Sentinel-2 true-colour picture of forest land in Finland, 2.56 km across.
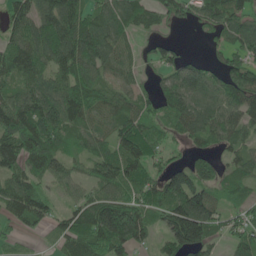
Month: June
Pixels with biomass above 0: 83%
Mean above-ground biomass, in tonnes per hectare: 85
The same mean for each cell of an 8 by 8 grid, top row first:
72 101 92 90 80 45 78 87
97 109 138 85 29 42 23 77
79 77 120 58 25 86 67 107
129 121 113 82 68 111 90 96
133 124 63 80 102 34 60 61
81 67 46 98 89 92 97 78
104 72 78 158 99 157 119 53
29 22 109 145 52 127 93 60
